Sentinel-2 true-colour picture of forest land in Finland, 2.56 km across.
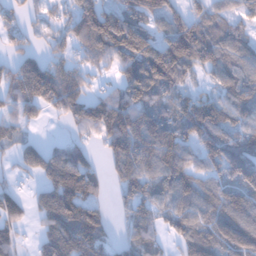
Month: January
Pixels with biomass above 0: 80%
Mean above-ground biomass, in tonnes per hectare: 76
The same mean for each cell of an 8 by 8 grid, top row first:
33 24 94 96 86 63 71 49
34 29 59 85 107 145 110 77
79 121 54 24 146 99 36 97
43 27 69 110 93 70 111 90
38 25 38 81 114 97 92 87
18 63 116 41 85 101 64 110
56 85 131 31 62 71 94 119
42 85 136 38 75 43 95 132
